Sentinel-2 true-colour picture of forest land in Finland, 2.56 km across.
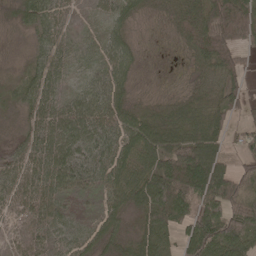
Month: May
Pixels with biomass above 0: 88%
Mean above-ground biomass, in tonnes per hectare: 65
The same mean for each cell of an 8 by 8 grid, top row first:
27 62 9 44 22 76 145 102
4 50 26 55 11 21 134 68
30 62 26 66 8 10 70 48
23 68 74 75 53 85 106 35
24 74 77 70 94 102 103 33
61 86 72 75 79 159 175 81
43 74 45 60 68 127 90 105
25 40 49 47 71 51 117 96
